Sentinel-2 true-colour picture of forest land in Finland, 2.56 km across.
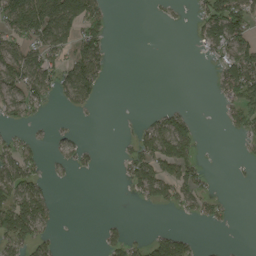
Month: August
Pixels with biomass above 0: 38%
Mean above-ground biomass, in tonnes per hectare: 39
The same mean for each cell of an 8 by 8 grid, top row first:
116 141 114 15 1 5 78 83
64 86 76 18 0 0 40 81
86 72 118 9 0 0 3 112
47 10 15 0 6 32 0 52
40 11 24 1 62 98 1 9
85 19 7 0 73 81 18 2
110 53 0 0 6 28 33 1
71 34 0 38 32 69 2 0
